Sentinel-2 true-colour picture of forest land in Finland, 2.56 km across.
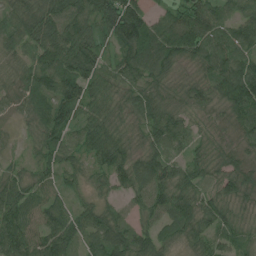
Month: July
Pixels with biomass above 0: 95%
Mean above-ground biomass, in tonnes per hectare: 72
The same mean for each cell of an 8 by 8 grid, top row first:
78 81 89 141 97 66 97 79
68 101 111 47 135 111 97 86
47 95 125 57 69 39 67 116
29 98 77 46 69 53 39 78
10 73 63 81 57 69 37 46
42 44 42 70 94 77 54 75
91 70 49 38 54 90 72 43
96 86 70 91 64 62 67 50
